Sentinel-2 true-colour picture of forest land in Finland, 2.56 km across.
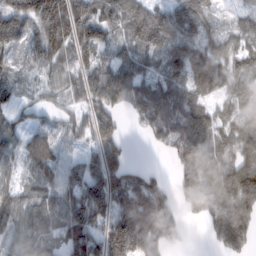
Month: February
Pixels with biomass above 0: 84%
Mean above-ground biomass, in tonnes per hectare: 90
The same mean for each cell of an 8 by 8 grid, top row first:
95 203 139 85 94 132 82 39
59 159 111 64 86 90 73 75
59 47 74 104 73 70 113 71
48 47 50 76 94 101 78 63
64 88 39 91 11 76 103 97
47 87 95 138 64 51 112 135
88 89 151 108 237 86 114 113
73 66 91 163 162 66 23 82
